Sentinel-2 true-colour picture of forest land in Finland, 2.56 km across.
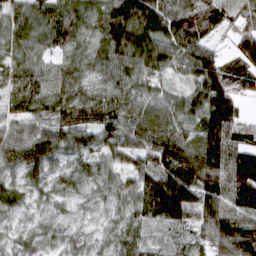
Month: March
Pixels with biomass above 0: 96%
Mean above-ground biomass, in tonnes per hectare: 92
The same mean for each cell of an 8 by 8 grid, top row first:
60 90 75 110 144 117 128 65
56 59 50 103 119 119 77 109
67 73 73 75 69 36 90 76
51 76 124 116 99 80 130 72
122 138 98 86 103 151 145 101
62 88 51 64 100 185 162 175
60 34 30 45 96 186 135 121
33 42 42 45 64 50 82 186
